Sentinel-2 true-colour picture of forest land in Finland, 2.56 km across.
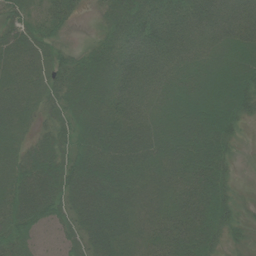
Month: August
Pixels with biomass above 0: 92%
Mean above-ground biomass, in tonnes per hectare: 45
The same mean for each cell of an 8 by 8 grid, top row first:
35 34 11 41 83 62 70 66
46 31 13 53 83 68 40 43
46 44 53 74 61 39 38 51
46 28 53 61 48 35 50 45
30 35 44 64 49 39 46 12
49 61 72 61 39 38 50 7
57 55 58 59 38 43 52 21
42 13 37 54 30 50 40 12
